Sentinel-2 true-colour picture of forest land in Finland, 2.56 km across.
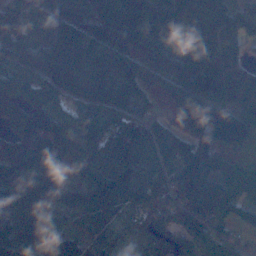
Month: November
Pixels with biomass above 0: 92%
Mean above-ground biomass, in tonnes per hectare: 106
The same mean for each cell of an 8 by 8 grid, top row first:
98 94 146 152 150 139 115 116
100 78 133 151 166 86 114 89
76 98 119 123 107 114 157 131
116 115 65 90 60 118 145 110
146 162 101 102 101 92 115 63
137 122 60 123 84 118 95 82
114 77 61 77 80 112 133 107
129 94 71 75 64 59 77 54
